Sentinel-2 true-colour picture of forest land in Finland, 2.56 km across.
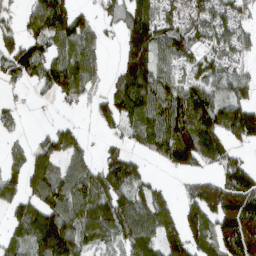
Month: March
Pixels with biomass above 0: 73%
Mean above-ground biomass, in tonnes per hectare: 84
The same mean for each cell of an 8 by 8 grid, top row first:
29 145 55 40 110 59 99 62
84 78 97 6 150 108 65 51
45 89 98 38 138 70 83 59
23 1 14 86 110 143 146 118
18 67 55 26 50 159 118 48
58 116 115 96 48 21 42 109
73 129 122 99 108 62 119 175
66 187 103 70 103 80 75 174
